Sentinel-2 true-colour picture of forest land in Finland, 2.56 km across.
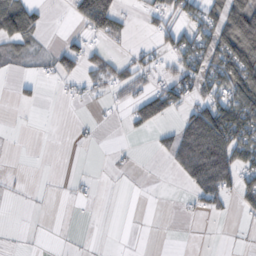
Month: October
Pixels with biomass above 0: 35%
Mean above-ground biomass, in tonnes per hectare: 31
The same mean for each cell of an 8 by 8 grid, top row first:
100 11 57 93 15 34 59 133
33 14 36 11 15 56 85 139
15 10 29 37 24 52 71 89
1 0 1 5 52 29 83 94
0 0 3 2 0 62 124 96
2 0 3 2 0 15 98 60
0 0 1 0 1 2 29 19
0 1 1 0 1 0 0 1
